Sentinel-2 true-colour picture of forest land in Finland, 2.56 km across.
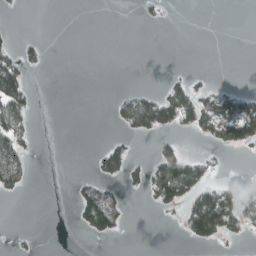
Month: March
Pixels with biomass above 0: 21%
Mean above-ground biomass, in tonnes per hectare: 26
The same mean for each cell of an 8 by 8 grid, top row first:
1 0 0 0 8 0 0 0
29 8 0 0 0 0 0 0
74 0 0 0 0 17 8 1
82 0 0 13 114 83 85 99
69 0 0 28 0 32 17 70
72 0 9 38 33 132 32 5
0 0 54 78 4 32 161 83
3 0 2 13 0 1 51 12
